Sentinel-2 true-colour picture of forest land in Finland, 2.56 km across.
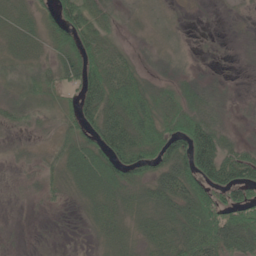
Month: May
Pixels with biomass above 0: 74%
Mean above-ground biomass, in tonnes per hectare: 40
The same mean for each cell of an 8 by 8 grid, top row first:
36 37 76 25 11 7 1 8
38 36 68 27 8 6 2 6
33 39 64 61 30 25 15 1
39 30 63 70 68 52 50 8
16 21 50 83 71 71 101 27
9 28 60 60 45 88 91 78
3 8 16 39 43 63 81 76
3 1 2 35 34 57 77 79
